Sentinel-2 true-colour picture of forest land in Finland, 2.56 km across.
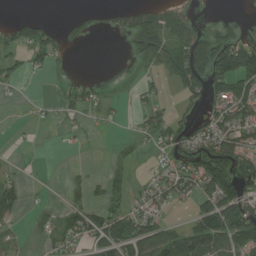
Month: July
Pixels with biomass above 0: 49%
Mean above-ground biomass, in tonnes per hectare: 55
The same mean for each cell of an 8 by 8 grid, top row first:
16 10 29 32 105 91 8 15
52 87 12 0 82 85 113 116
41 14 29 14 36 53 97 108
3 13 37 16 44 26 57 100
5 2 13 6 14 65 110 91
31 2 17 32 10 78 150 99
83 20 64 63 77 26 107 170
26 29 66 94 109 80 144 114
